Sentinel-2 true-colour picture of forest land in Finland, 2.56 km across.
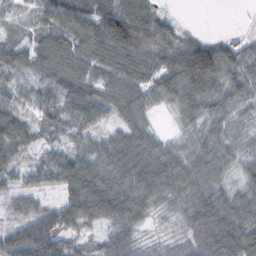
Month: October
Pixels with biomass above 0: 90%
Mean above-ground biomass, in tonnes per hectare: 68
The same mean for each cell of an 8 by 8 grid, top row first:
18 92 106 121 85 11 0 0
57 75 58 86 77 74 96 34
35 59 94 64 57 90 111 65
47 45 94 57 49 35 54 47
68 33 46 57 68 36 68 47
51 64 116 79 96 81 71 41
34 55 120 114 52 33 115 73
111 133 44 88 32 43 139 122
